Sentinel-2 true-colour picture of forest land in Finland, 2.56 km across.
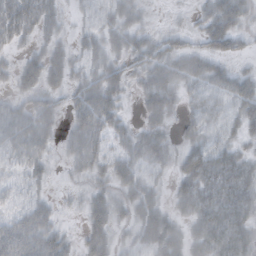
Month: October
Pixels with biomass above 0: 78%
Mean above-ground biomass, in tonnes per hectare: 35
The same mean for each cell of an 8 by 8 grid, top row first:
49 36 16 35 16 4 39 49
17 31 27 32 38 34 34 22
27 41 29 38 36 41 51 45
32 32 42 42 28 24 46 44
41 27 47 33 40 23 42 29
23 15 18 39 34 28 61 55
26 22 14 37 47 22 54 52
51 41 21 31 41 40 47 51
